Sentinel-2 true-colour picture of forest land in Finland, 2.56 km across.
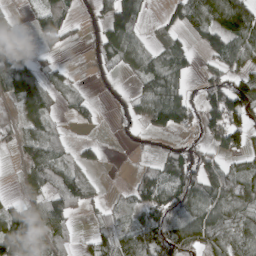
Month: April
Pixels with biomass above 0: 63%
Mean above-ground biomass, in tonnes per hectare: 58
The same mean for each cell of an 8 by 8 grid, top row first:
15 67 17 87 38 53 97 113
108 31 11 71 42 53 42 87
118 45 7 10 55 72 42 60
20 47 27 9 60 120 78 116
29 80 28 2 7 17 33 67
8 78 49 1 38 79 73 66
73 80 38 20 63 98 75 66
196 91 18 69 94 115 63 59
